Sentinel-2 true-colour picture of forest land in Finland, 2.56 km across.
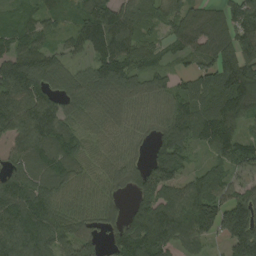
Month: August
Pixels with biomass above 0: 89%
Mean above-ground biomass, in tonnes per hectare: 91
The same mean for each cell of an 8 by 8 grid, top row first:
55 52 89 136 64 74 73 95
86 70 74 139 88 50 89 112
167 97 74 123 74 46 80 192
115 93 73 75 59 94 107 134
61 94 79 60 35 111 91 97
77 83 69 63 89 90 72 50
108 97 65 44 118 105 145 134
120 105 78 51 149 97 74 152
